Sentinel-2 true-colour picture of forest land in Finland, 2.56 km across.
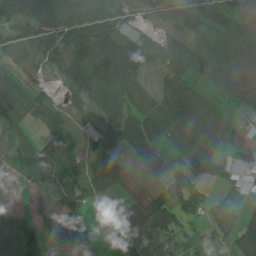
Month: August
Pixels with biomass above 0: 74%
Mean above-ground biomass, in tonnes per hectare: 49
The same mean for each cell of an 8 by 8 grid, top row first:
95 125 79 58 19 43 91 45
15 54 101 104 56 23 108 37
21 9 64 124 33 74 43 18
41 32 13 65 71 114 41 16
25 28 22 34 51 47 58 35
26 35 35 29 15 49 32 31
26 32 41 12 34 86 34 13
68 38 48 32 124 66 59 53
